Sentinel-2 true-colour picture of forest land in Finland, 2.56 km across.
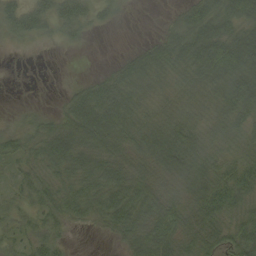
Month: September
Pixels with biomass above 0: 84%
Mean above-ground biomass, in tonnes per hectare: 42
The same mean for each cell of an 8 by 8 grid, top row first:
42 45 44 19 1 21 68 77
9 6 11 0 26 62 83 79
0 0 12 39 51 39 59 69
8 13 67 66 41 42 39 49
35 54 67 57 58 69 45 41
24 41 48 53 42 45 68 48
25 40 46 67 55 41 61 45
21 35 1 15 65 52 53 53
